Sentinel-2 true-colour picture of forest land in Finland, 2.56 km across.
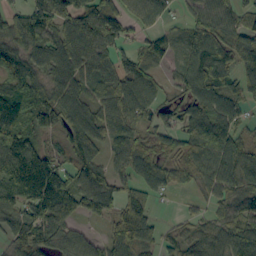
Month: September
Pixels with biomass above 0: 85%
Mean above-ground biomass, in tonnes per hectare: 85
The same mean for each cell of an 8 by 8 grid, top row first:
72 112 120 95 74 26 104 75
95 88 99 76 47 34 111 112
83 72 84 89 100 42 105 82
97 94 85 92 72 49 107 52
124 27 72 62 76 70 127 81
152 182 80 77 110 82 84 100
96 163 91 76 100 6 36 78
92 89 62 77 87 51 69 91
